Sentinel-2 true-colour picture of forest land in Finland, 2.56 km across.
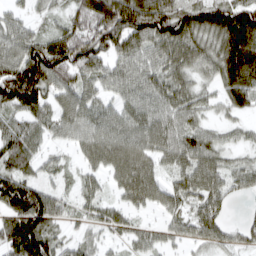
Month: March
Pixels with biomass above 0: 85%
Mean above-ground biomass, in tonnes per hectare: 69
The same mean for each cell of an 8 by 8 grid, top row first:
34 27 65 143 134 103 92 98
72 114 119 107 78 93 67 129
151 112 65 54 64 68 37 110
72 67 67 49 61 68 29 40
83 36 47 74 64 70 63 30
102 30 33 46 73 45 71 47
106 102 30 42 37 48 68 8
134 98 35 21 39 30 47 38
